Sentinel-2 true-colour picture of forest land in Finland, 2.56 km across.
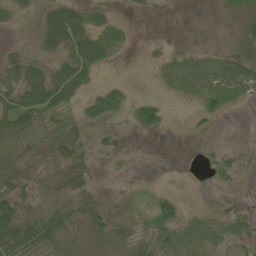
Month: June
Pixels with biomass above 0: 65%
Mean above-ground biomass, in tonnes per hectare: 30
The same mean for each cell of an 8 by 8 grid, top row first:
28 61 55 16 5 1 1 23
21 54 82 43 4 10 10 28
48 68 55 7 0 39 53 54
73 58 23 36 37 1 28 4
50 37 29 11 1 0 7 7
42 25 34 2 3 2 9 14
57 29 28 21 21 31 13 8
101 61 26 46 37 48 45 36
